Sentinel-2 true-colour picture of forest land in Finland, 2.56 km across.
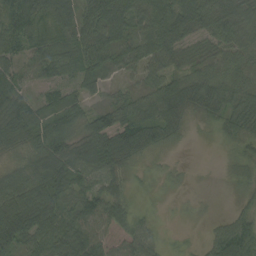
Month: September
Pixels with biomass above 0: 87%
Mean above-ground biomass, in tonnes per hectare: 56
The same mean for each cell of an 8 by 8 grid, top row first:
61 84 85 100 76 94 79 84
40 52 67 68 59 67 41 55
51 35 51 19 36 57 65 53
94 49 51 80 57 73 50 74
59 103 73 88 65 22 4 39
56 92 68 56 11 16 1 33
81 88 66 61 8 6 6 24
80 77 77 35 40 5 29 109
